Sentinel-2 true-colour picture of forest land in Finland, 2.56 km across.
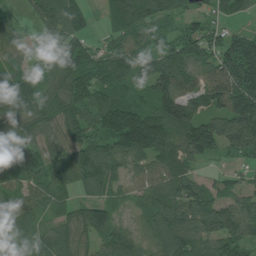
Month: July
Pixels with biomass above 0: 91%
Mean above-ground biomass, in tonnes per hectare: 104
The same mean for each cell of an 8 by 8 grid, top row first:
33 132 100 93 108 73 71 46
72 122 104 78 91 101 93 162
120 70 157 131 96 133 105 200
110 94 116 187 148 179 106 183
83 59 100 133 183 123 149 142
88 91 107 98 60 102 33 43
80 64 69 77 57 109 110 89
109 94 73 117 51 133 96 114
